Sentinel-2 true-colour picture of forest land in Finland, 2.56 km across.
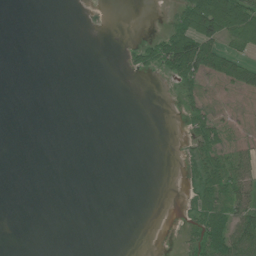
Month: July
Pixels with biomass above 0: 25%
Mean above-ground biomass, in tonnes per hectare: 16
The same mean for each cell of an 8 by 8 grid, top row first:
0 0 1 1 0 26 121 99
0 0 0 0 30 106 72 39
0 0 0 0 1 33 29 44
0 0 0 0 0 4 29 5
0 0 0 0 0 0 46 15
0 0 0 0 0 1 55 47
0 0 0 0 0 1 50 47
0 0 0 0 0 5 66 53
